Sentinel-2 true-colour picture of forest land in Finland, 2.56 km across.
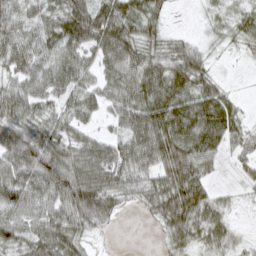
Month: March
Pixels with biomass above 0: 86%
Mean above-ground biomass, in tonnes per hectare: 56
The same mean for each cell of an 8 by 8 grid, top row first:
49 40 88 81 63 4 18 36
57 54 75 75 53 42 18 19
54 68 57 56 80 87 49 2
61 44 58 39 84 99 96 29
103 84 51 46 79 101 82 40
72 85 77 62 48 91 40 18
74 63 95 45 29 98 61 10
60 76 42 5 0 49 49 22
